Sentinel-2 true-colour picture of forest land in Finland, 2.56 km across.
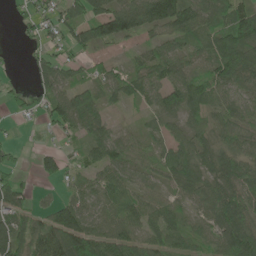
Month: June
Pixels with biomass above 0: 81%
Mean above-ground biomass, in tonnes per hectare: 58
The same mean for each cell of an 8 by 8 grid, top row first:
14 56 73 118 99 111 69 89
4 41 63 29 31 48 65 126
7 64 37 44 64 66 61 83
23 65 88 17 26 60 53 58
17 12 32 71 32 46 50 54
32 44 41 56 35 52 59 80
69 36 73 58 67 38 59 98
91 113 132 80 50 41 40 110
